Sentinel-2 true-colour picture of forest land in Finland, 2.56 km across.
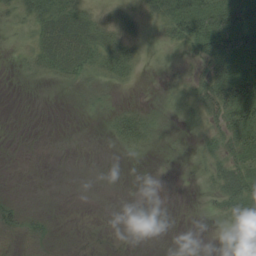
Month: August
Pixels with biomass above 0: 43%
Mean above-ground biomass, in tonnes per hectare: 14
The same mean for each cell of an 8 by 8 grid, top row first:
19 32 25 18 16 43 46 46
8 33 34 23 11 13 38 39
1 8 14 13 2 6 36 57
0 0 2 9 15 7 23 50
0 0 0 5 14 1 12 37
0 0 0 0 0 0 11 44
9 1 0 0 0 0 4 29
2 4 0 0 0 0 0 21
